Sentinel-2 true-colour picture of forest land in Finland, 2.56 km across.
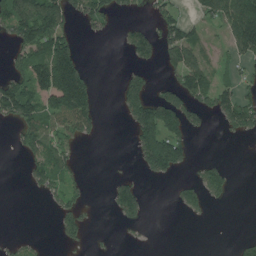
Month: July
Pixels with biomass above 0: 38%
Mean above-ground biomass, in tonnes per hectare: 66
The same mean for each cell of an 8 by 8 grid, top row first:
156 171 74 64 18 63 56 154
77 170 51 1 97 127 46 103
106 212 179 3 75 66 97 61
140 116 162 3 142 142 74 164
26 109 44 0 116 121 0 4
0 93 29 14 34 38 84 2
0 13 60 36 44 22 38 0
22 5 39 6 8 0 0 21
